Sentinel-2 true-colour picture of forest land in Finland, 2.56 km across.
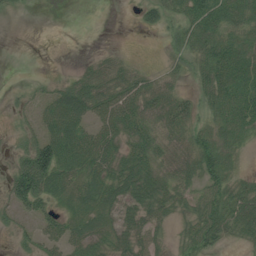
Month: July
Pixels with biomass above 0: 69%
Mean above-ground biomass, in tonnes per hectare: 39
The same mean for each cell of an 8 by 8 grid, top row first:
3 0 0 0 28 39 82 65
0 0 0 6 0 28 66 63
2 15 38 52 33 20 62 83
13 45 68 61 54 58 36 78
16 82 69 43 57 29 54 37
88 115 54 49 52 44 57 23
41 42 35 33 44 24 47 54
15 32 37 28 30 14 46 23
